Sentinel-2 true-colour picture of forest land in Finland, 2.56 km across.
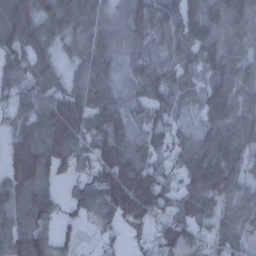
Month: December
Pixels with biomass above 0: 91%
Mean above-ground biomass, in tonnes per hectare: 96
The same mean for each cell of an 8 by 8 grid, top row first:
133 136 154 71 103 95 100 97
136 97 76 99 83 88 101 54
122 100 74 93 130 110 69 73
69 145 129 118 86 84 73 73
105 159 113 147 83 70 98 88
123 99 66 164 120 60 110 69
113 91 72 136 140 90 58 69
145 95 33 36 37 81 56 53
